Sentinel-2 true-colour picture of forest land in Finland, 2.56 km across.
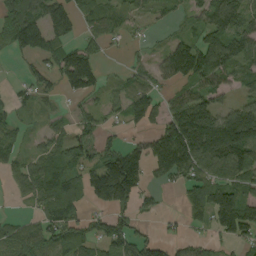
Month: September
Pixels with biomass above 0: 67%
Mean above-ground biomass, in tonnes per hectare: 79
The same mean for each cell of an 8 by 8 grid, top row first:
164 127 63 49 31 21 64 25
93 102 82 18 14 90 154 71
12 55 149 14 41 90 112 62
36 22 34 36 107 104 127 106
41 57 95 65 58 211 209 208
46 104 95 243 80 82 86 98
6 100 70 131 31 8 59 68
78 93 68 128 84 34 22 50
